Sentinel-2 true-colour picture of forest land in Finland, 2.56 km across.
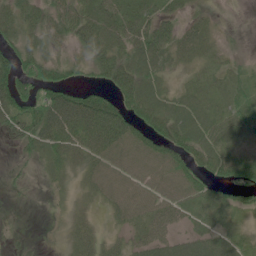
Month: June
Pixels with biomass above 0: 76%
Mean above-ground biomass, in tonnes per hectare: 39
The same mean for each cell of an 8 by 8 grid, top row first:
48 42 45 42 43 25 14 0
46 33 24 45 59 45 25 4
82 60 22 51 54 13 27 29
62 86 96 76 59 46 37 35
21 51 56 62 60 64 53 24
8 13 23 54 56 62 37 47
4 3 18 28 50 47 43 42
11 3 35 14 39 34 48 35
